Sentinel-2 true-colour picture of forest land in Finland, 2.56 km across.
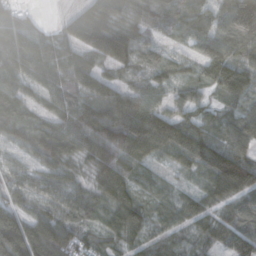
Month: October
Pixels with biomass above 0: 94%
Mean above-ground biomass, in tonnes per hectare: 76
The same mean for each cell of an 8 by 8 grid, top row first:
91 7 81 82 54 62 74 177
117 76 76 124 51 20 69 107
70 69 80 44 38 52 62 87
84 47 97 97 98 66 52 61
52 100 66 111 120 117 100 84
44 57 28 113 40 25 79 163
57 44 45 85 79 57 51 104
141 133 83 50 62 60 58 105
